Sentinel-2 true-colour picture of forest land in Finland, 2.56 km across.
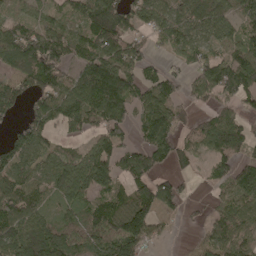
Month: April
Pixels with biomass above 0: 77%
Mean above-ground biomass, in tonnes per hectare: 96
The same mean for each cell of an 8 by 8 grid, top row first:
53 56 84 177 87 103 124 89
145 152 88 119 64 81 88 101
89 115 108 156 79 65 114 153
61 116 145 127 101 84 50 64
106 56 37 92 86 89 80 92
96 92 130 102 98 68 33 89
149 61 98 113 129 49 29 96
150 177 119 147 111 4 52 94
